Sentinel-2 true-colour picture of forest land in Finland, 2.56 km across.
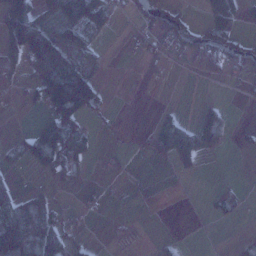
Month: January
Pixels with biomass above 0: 36%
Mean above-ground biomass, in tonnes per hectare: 36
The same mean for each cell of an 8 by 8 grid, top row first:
127 41 114 43 32 38 27 24
92 112 67 1 12 26 64 46
16 131 136 0 1 0 10 15
2 66 97 7 0 17 40 1
28 89 58 4 14 107 60 6
8 27 15 8 2 8 0 1
65 48 13 2 0 0 8 9
150 112 20 1 0 5 0 14
